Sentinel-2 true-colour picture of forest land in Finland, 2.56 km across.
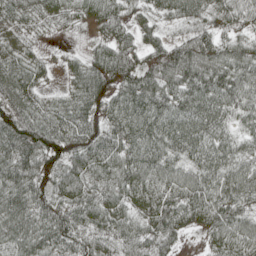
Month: May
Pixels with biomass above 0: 95%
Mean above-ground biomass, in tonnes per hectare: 77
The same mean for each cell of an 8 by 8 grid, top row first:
56 42 32 59 33 54 61 62
52 10 14 81 70 76 96 72
84 19 71 86 104 104 119 111
71 72 83 74 117 96 115 75
109 83 86 88 104 91 96 61
90 61 90 84 98 75 90 92
84 77 86 87 79 102 109 83
83 90 71 64 67 47 46 96
